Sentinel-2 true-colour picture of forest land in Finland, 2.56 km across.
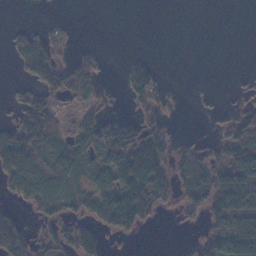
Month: November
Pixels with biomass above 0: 47%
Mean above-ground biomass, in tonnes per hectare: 45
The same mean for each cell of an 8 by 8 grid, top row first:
0 1 0 0 0 0 0 0
39 59 9 0 0 0 0 0
14 68 71 2 75 2 1 4
32 72 35 8 28 8 5 13
118 71 62 87 104 24 22 85
86 96 50 88 159 67 95 104
28 50 47 126 109 29 90 110
93 35 81 15 4 1 67 155
